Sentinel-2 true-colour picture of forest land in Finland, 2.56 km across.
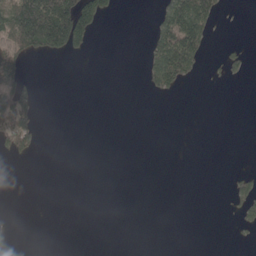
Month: May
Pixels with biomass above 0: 16%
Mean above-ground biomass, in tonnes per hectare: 24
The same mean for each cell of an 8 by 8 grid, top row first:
128 207 178 20 0 102 77 1
78 99 44 0 17 118 29 12
59 0 0 0 21 67 5 11
116 0 0 0 0 0 0 0
67 0 0 0 0 0 0 0
0 0 0 0 0 0 0 18
0 0 0 0 0 0 0 28
9 0 0 0 0 0 0 4
